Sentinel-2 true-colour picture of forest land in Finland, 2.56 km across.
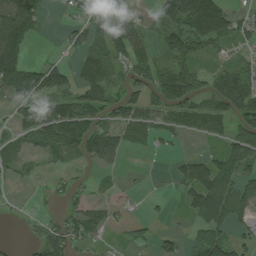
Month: July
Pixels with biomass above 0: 57%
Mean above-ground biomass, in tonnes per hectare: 56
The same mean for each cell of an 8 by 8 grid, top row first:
146 14 36 84 14 107 223 37
123 1 54 82 56 85 57 22
126 93 73 59 61 103 38 80
42 81 90 60 65 63 78 85
27 54 94 75 39 13 17 93
24 11 11 14 4 24 87 69
5 5 52 34 6 5 122 66
2 73 49 10 20 24 83 32
